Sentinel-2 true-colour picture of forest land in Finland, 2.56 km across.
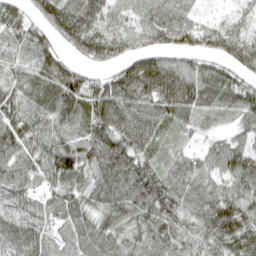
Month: April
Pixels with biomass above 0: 92%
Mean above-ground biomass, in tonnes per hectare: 73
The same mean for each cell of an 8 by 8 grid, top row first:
67 104 97 54 55 62 20 25
69 76 77 79 53 66 67 61
52 88 89 73 122 94 92 73
67 72 77 118 105 95 82 87
94 80 83 105 91 26 28 47
71 65 68 93 99 67 53 89
57 47 64 79 88 77 70 79
77 52 65 67 66 70 73 92
